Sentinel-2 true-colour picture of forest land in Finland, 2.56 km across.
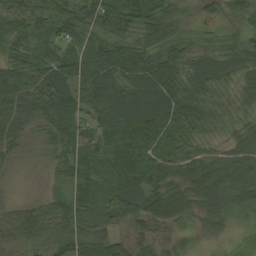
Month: August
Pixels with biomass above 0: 95%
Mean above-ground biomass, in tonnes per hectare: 64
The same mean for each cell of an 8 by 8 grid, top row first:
60 73 88 117 99 51 22 44
58 49 62 87 70 81 60 65
87 90 92 87 91 84 81 50
92 79 70 95 100 81 68 45
46 52 71 75 79 54 39 54
12 18 75 62 85 62 85 67
41 46 56 59 68 72 56 52
52 57 74 54 35 24 20 18
